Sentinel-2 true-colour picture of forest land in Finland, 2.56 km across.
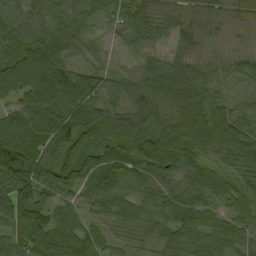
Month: September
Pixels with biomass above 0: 96%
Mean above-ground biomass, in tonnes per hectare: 68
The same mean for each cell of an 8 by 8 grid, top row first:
59 56 54 39 60 41 42 33
84 61 35 16 38 36 25 26
126 125 84 43 66 99 59 36
81 103 103 77 79 73 89 56
93 78 65 98 90 104 87 110
103 77 80 91 76 72 66 70
95 55 32 60 60 75 50 56
68 97 64 34 34 65 71 56
